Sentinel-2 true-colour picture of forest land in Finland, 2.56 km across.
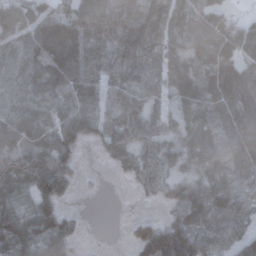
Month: November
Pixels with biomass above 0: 83%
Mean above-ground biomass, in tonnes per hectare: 77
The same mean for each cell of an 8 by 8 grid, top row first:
88 89 79 105 61 78 113 38
56 158 105 75 100 58 84 132
56 117 144 63 58 59 68 109
89 73 84 58 56 40 67 128
97 74 62 71 56 42 89 143
88 148 25 9 78 45 65 64
45 72 9 0 3 70 132 86
95 107 29 0 124 186 71 85
